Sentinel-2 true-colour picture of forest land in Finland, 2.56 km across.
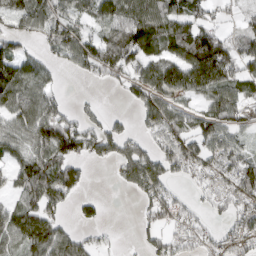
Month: March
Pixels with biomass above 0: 69%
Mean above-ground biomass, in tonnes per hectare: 67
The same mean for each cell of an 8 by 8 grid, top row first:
74 83 55 80 106 91 41 34
55 45 70 100 95 89 160 82
127 41 14 38 80 101 141 79
90 91 30 16 63 66 70 58
62 122 83 66 43 81 74 46
57 131 67 11 113 32 34 103
75 89 36 0 36 56 26 54
78 118 47 11 32 46 32 61
